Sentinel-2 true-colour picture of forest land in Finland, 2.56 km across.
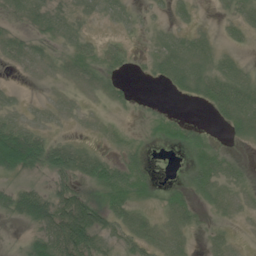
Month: June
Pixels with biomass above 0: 62%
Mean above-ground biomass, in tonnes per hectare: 27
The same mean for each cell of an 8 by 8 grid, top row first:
18 35 21 19 6 12 1 18
29 18 28 19 4 37 28 9
3 6 32 23 3 36 42 33
19 12 8 7 4 5 9 54
106 52 24 9 8 11 22 7
35 33 46 54 20 1 43 19
54 73 80 47 19 36 18 11
5 81 95 24 43 24 14 4
